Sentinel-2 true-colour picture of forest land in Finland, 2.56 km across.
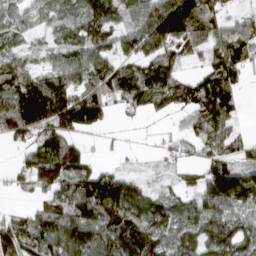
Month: March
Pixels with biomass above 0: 77%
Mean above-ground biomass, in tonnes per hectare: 85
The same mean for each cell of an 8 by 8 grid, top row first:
56 46 75 99 103 216 100 28
41 38 81 73 96 88 61 98
102 98 72 119 120 72 84 54
172 213 176 41 41 51 97 27
42 123 50 7 3 39 59 40
33 115 97 84 23 22 95 126
15 75 101 156 104 76 92 95
127 108 121 140 141 94 97 96
